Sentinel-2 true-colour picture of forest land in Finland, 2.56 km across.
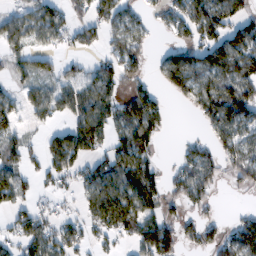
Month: February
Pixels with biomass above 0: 63%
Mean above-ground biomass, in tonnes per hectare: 67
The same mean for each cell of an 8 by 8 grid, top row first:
54 86 48 82 25 57 97 65
52 47 44 54 53 63 104 100
35 59 65 66 43 107 80 105
50 60 77 81 140 5 86 116
55 58 104 58 84 11 45 94
59 58 54 84 94 51 70 61
59 30 38 140 90 31 27 10
62 95 59 38 107 82 54 123
